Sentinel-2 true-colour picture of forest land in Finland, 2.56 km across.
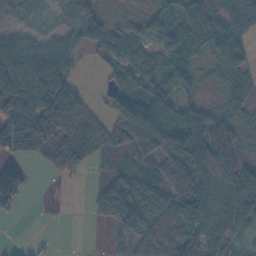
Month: November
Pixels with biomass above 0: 76%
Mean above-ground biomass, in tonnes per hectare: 57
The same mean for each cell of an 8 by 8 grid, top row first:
29 16 38 14 28 48 55 64
72 51 37 41 51 84 58 71
96 100 13 36 72 80 10 42
91 101 72 66 124 79 28 34
101 68 96 50 83 69 102 26
41 14 17 41 67 102 108 69
34 0 1 106 97 94 62 101
5 4 0 16 85 91 72 44
